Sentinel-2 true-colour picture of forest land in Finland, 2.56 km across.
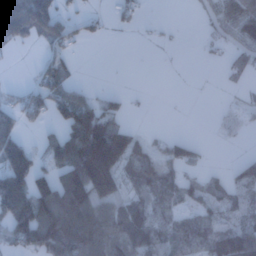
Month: January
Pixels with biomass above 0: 53%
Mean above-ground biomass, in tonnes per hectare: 58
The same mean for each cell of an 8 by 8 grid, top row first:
132 111 28 21 10 0 35 127
26 39 14 0 2 4 15 45
2 69 13 0 0 0 0 21
62 70 128 62 3 0 2 22
61 53 181 147 41 50 6 7
109 36 179 157 86 58 31 19
131 71 156 76 77 50 55 54
59 113 132 92 109 85 65 117
